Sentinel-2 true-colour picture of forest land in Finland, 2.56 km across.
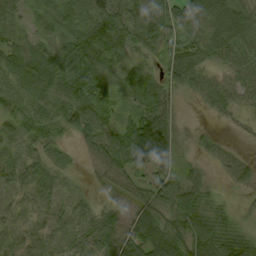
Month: September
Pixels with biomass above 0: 87%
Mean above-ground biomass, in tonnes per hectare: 55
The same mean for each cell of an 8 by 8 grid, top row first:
31 37 67 84 84 78 103 108
44 38 91 77 52 53 86 78
72 73 94 53 55 64 49 53
62 63 89 36 63 31 23 25
30 47 25 70 151 57 19 8
37 53 12 44 47 50 21 34
22 29 32 37 65 57 59 15
23 38 37 67 79 80 74 79
